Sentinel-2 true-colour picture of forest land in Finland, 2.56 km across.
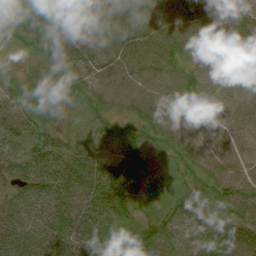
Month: August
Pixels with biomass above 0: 89%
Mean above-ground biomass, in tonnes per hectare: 46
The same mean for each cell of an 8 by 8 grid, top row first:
43 64 44 69 57 63 59 47
20 41 41 67 67 44 16 41
17 41 46 67 61 39 19 20
47 25 19 32 47 73 32 31
30 49 38 12 40 49 24 33
44 67 61 77 37 20 44 55
34 52 60 70 18 47 38 48
46 54 67 57 63 63 57 63
